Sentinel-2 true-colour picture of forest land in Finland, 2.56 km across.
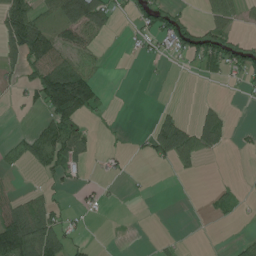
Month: July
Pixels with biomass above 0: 36%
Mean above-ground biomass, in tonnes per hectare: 36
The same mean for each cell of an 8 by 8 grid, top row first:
127 41 114 43 32 38 27 24
92 112 67 1 12 26 64 46
16 131 136 0 1 0 10 15
2 66 97 7 0 17 40 1
28 89 58 4 14 107 60 6
8 27 15 8 2 8 0 1
65 48 13 2 0 0 8 9
150 112 20 1 0 5 0 14
